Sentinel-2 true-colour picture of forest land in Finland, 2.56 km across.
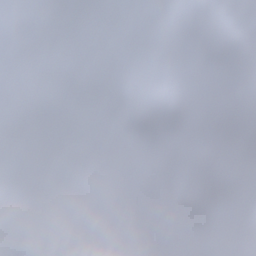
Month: January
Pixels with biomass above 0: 90%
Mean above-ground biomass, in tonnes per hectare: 95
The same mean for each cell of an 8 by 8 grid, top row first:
35 54 113 95 166 114 142 135
27 46 68 70 75 64 115 100
56 63 73 150 118 52 44 60
46 80 78 115 167 57 119 76
72 91 74 92 148 136 146 91
120 98 109 105 66 68 128 105
88 107 123 148 49 118 99 185
92 69 73 114 40 66 130 154
